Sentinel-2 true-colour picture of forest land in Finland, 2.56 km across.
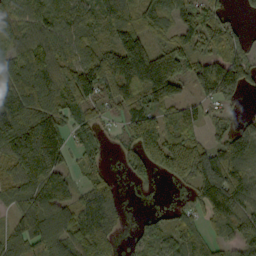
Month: September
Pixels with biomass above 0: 81%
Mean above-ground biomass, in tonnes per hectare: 103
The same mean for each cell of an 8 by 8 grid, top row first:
95 99 102 122 92 87 120 24
73 117 97 125 166 116 70 101
104 116 150 155 238 164 172 150
83 128 89 39 138 92 47 23
149 248 54 17 171 159 90 138
100 102 32 28 63 99 163 133
70 94 105 82 5 30 125 147
89 132 115 68 75 68 62 92
